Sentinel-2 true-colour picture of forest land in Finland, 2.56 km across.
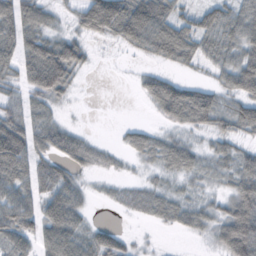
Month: October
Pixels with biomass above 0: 69%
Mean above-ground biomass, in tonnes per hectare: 37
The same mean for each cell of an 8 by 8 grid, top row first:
61 31 46 96 96 46 46 55
59 53 18 7 44 78 37 51
28 48 8 0 27 28 14 67
37 24 1 0 4 48 45 47
82 42 31 7 34 36 19 21
55 43 21 9 8 24 17 48
76 54 34 5 23 36 24 72
43 54 43 40 3 1 14 114
